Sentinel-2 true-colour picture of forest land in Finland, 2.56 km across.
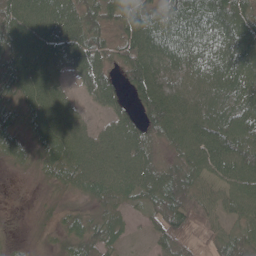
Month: May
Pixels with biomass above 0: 89%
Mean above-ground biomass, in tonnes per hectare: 64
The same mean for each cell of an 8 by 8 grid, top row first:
80 98 62 58 97 99 92 73
76 94 74 51 107 95 80 71
63 91 47 47 106 68 72 88
51 97 41 47 59 102 83 77
63 77 87 84 72 59 101 92
7 36 66 83 76 69 48 76
3 16 21 38 34 77 38 51
10 14 50 37 10 54 19 53
